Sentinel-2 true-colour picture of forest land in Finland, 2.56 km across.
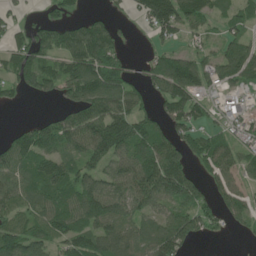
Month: June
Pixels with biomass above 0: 73%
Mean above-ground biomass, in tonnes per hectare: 86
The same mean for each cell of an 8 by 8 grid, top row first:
27 34 34 28 87 171 77 55
67 91 131 93 7 45 42 70
73 89 164 120 54 169 82 74
2 11 103 130 72 83 43 48
111 121 131 143 127 100 82 60
101 126 104 74 146 143 65 72
71 89 126 125 81 93 67 72
127 100 109 124 80 130 24 13
